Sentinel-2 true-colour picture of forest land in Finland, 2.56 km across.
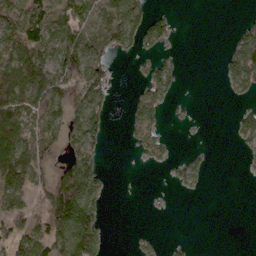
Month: March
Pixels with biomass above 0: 46%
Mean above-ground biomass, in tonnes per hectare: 41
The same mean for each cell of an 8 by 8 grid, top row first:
65 81 68 64 59 13 0 5
93 73 85 47 35 6 0 69
116 89 96 40 31 27 0 72
100 86 70 23 37 3 0 22
107 50 64 4 35 5 2 16
96 43 96 4 0 15 11 1
53 88 97 2 1 0 0 0
75 94 84 5 9 5 0 0
